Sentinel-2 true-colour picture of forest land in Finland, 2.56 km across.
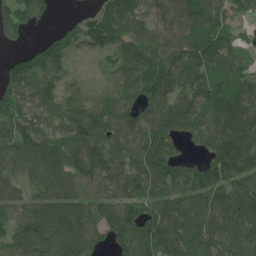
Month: May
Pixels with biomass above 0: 89%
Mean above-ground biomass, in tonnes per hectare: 113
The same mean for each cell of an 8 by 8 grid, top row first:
130 56 40 140 112 112 127 59
29 87 62 95 131 129 188 71
114 86 36 56 135 123 124 111
119 96 125 112 100 128 117 147
126 133 149 125 133 72 98 150
73 116 127 168 141 128 137 144
72 108 108 124 122 130 130 147
85 128 114 92 131 139 136 123
